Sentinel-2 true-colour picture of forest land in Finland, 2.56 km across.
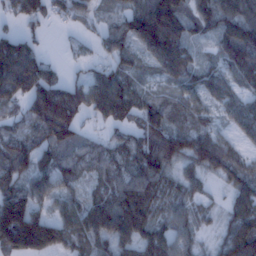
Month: January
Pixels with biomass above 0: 85%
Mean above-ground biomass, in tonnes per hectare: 87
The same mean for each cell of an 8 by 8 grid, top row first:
66 59 51 32 136 128 95 114
115 15 18 58 87 125 29 129
174 98 49 94 34 67 69 64
50 179 89 95 84 57 50 75
98 108 77 56 95 103 106 43
97 85 52 76 111 59 52 84
171 61 83 137 118 71 37 99
200 151 83 104 99 97 21 161
